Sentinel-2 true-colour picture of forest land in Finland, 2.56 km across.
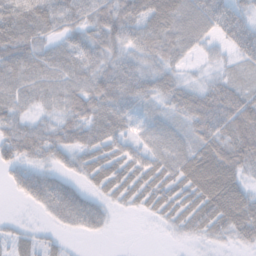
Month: November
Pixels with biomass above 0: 83%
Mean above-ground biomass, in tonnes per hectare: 50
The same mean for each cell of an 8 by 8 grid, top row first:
68 74 54 80 74 73 64 52
74 44 66 64 61 58 22 54
57 52 53 93 73 42 24 29
40 27 66 78 37 46 88 83
68 58 56 55 37 47 66 78
35 48 30 48 51 50 89 46
2 52 95 19 23 45 70 73
30 18 8 2 0 8 25 30
